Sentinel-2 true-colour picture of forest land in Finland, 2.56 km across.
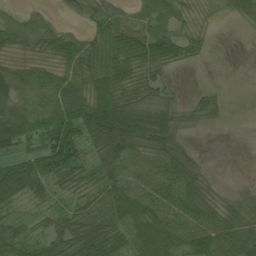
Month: July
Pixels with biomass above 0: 78%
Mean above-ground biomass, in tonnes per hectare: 58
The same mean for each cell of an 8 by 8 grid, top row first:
32 18 29 55 34 50 8 22
45 50 74 88 88 58 16 0
78 62 70 83 55 6 1 0
78 73 106 132 80 40 37 0
67 89 85 125 77 50 0 0
131 79 66 66 57 95 30 0
39 41 51 80 82 76 70 35
68 59 91 79 96 88 85 77
